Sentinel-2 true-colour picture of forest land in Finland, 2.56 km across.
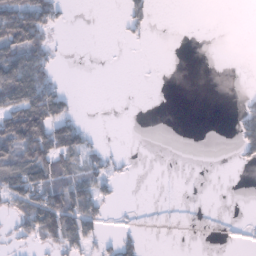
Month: January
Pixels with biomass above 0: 29%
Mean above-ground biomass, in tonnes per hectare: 31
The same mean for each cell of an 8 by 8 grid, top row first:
124 74 0 0 36 0 0 0
102 47 0 0 2 0 0 0
144 55 0 0 0 0 0 0
127 113 12 0 0 0 0 27
133 116 63 3 0 0 0 42
87 89 59 29 0 0 0 0
54 133 108 13 1 0 0 0
22 52 78 16 16 3 3 3
